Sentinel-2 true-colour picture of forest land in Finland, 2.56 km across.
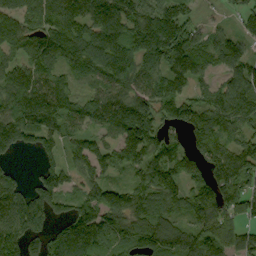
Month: September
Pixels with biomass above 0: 86%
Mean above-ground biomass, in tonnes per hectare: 109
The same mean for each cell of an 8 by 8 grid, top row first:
115 126 133 141 130 51 12 49
99 136 138 143 145 161 85 70
132 119 59 140 126 111 53 125
117 155 121 171 136 114 127 138
110 74 73 81 165 74 106 89
50 97 66 50 96 104 97 123
116 100 100 125 109 85 126 107
116 105 176 99 123 154 126 95
